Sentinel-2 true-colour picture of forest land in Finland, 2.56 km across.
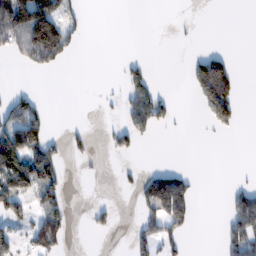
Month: February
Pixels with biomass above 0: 26%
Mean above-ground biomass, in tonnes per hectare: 40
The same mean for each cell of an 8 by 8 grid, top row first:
189 157 24 0 0 2 0 0
81 164 12 0 0 3 12 0
0 0 0 4 57 0 160 25
84 22 0 6 139 21 64 26
126 72 22 41 11 0 2 0
124 74 4 2 35 57 0 4
75 63 1 28 51 111 0 85
44 87 0 1 59 49 0 90
